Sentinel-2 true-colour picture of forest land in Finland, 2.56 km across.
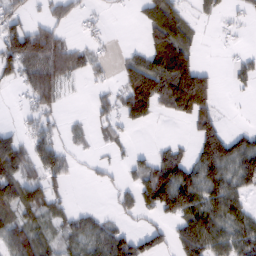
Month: February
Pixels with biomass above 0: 57%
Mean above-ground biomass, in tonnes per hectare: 61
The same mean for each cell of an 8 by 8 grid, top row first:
42 34 29 5 45 79 25 14
122 132 47 7 53 125 1 9
46 119 26 20 167 166 79 35
7 45 3 51 104 73 93 0
77 72 16 24 1 34 121 69
107 75 10 14 78 130 102 86
90 66 20 19 58 102 95 61
64 45 54 91 68 59 100 76
